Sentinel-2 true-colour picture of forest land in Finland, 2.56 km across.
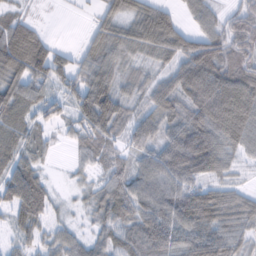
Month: February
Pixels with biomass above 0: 86%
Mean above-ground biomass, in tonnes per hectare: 72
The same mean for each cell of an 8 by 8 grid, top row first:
46 4 6 65 83 44 51 71
129 66 27 82 87 94 108 94
86 86 67 87 47 86 124 104
81 53 81 115 57 82 128 127
70 33 47 52 65 103 117 73
106 24 24 57 73 91 68 21
69 50 23 91 84 100 116 77
26 35 36 60 95 90 118 53
